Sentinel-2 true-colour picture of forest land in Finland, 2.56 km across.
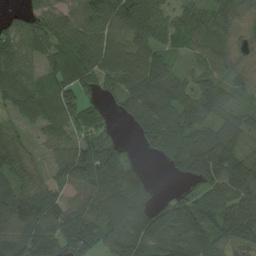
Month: August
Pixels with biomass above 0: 86%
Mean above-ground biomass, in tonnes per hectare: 82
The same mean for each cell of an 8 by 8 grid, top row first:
42 77 103 107 118 58 73 49
79 97 121 83 77 36 84 30
78 71 98 70 98 66 61 27
65 67 57 19 101 87 68 46
67 45 84 58 58 93 111 66
79 71 120 109 44 30 137 145
125 106 94 112 75 98 93 106
104 134 104 103 91 115 90 56
